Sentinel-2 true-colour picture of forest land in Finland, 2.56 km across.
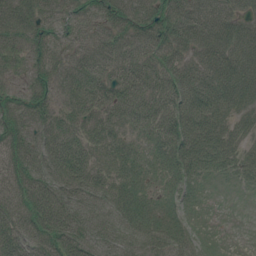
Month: July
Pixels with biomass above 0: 94%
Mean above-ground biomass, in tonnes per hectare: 50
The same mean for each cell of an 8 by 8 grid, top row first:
79 57 51 69 80 72 59 45
62 58 39 51 52 58 56 60
37 55 53 62 59 63 60 69
61 59 56 48 52 65 66 43
65 54 55 45 23 60 54 34
62 63 62 47 27 33 19 21
66 89 49 42 35 23 5 1
75 81 68 38 33 33 12 0
